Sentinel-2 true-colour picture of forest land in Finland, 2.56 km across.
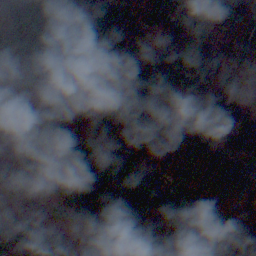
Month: November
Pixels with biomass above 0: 84%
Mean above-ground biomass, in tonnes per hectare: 85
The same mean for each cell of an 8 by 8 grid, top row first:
116 165 65 73 114 55 57 66
57 104 95 93 68 112 95 80
71 126 87 90 116 82 41 19
47 111 91 93 72 51 76 78
37 124 111 103 103 90 92 77
36 155 124 108 82 89 103 102
21 33 133 78 96 89 106 68
106 94 24 83 100 63 87 92
